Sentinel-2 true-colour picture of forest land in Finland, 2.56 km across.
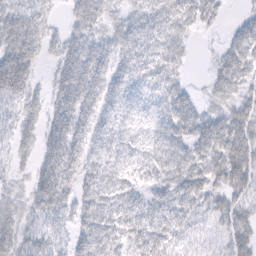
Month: February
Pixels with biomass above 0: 85%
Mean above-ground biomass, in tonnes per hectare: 39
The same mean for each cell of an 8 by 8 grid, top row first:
48 26 42 30 37 43 28 11
64 24 41 39 41 33 4 48
75 15 55 38 33 26 19 46
37 37 53 27 22 58 28 40
37 45 50 30 26 54 57 58
19 58 48 44 35 51 49 48
30 49 46 47 39 45 32 33
42 34 39 49 54 37 22 35
